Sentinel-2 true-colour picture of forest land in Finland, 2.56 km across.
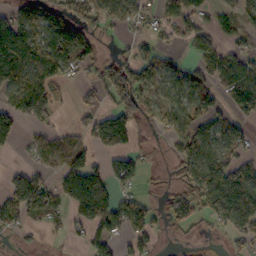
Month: October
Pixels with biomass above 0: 59%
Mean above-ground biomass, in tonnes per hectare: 79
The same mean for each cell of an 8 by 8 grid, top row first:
86 140 103 101 61 93 42 66
193 149 147 14 43 27 68 50
107 140 41 109 92 66 75 116
98 100 50 82 70 97 82 82
40 59 69 101 23 67 104 58
67 45 214 89 36 36 125 95
93 78 149 115 73 69 77 108
18 12 26 86 69 10 9 51
